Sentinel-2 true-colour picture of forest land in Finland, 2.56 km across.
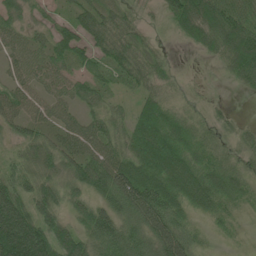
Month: June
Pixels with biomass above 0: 88%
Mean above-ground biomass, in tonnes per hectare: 64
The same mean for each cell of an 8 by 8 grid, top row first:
40 27 61 57 20 88 127 80
50 61 69 77 46 6 58 131
48 52 48 37 58 22 2 48
61 53 40 33 73 43 19 8
33 57 74 56 108 101 48 43
58 50 69 108 113 122 81 51
119 72 48 74 115 72 64 33
181 114 78 95 71 98 17 10
